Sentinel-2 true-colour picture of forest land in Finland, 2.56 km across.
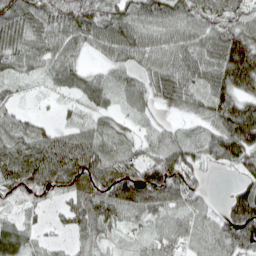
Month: April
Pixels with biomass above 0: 87%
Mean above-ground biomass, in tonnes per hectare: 70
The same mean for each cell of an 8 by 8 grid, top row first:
96 86 109 95 84 84 77 69
88 74 53 82 78 83 88 124
37 34 67 53 59 91 74 103
38 5 23 36 38 29 59 114
74 79 91 43 44 82 74 117
99 111 103 114 106 115 26 42
31 28 78 85 77 60 38 130
74 21 44 32 28 58 65 98
